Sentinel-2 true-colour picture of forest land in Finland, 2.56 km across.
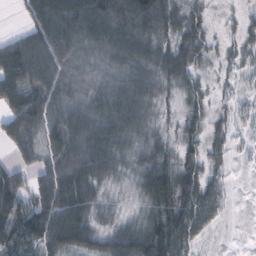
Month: February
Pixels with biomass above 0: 87%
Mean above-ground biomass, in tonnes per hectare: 69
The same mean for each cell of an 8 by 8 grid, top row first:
6 97 120 134 128 63 19 15
77 98 90 96 81 60 30 27
94 87 77 87 77 48 17 13
91 84 94 115 70 23 33 17
59 62 134 105 63 37 45 9
61 113 149 62 64 82 40 1
91 152 120 30 46 89 81 1
97 107 95 72 102 94 16 0
